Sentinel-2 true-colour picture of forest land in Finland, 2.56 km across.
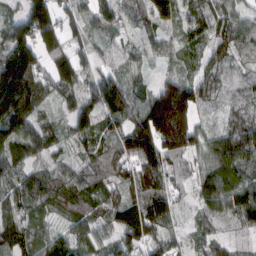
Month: March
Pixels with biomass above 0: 93%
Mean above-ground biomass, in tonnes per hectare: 99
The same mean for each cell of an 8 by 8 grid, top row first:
71 164 73 78 76 64 86 66
192 132 64 44 44 39 77 69
252 98 113 96 37 88 85 43
207 40 121 124 153 297 38 64
112 76 68 91 186 185 93 123
75 96 99 114 173 71 122 117
69 55 75 97 153 65 90 148
81 71 94 75 137 42 56 30
